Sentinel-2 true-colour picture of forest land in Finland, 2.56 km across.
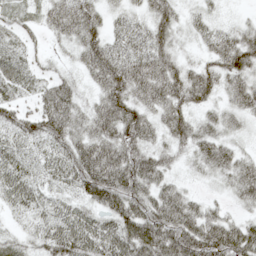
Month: May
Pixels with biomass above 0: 89%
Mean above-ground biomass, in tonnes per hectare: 60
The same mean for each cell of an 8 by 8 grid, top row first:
27 45 84 28 38 48 30 8
38 15 58 64 65 41 40 96
54 36 29 87 90 82 65 62
45 82 55 90 59 68 35 51
48 59 82 90 63 46 67 25
61 46 93 112 97 27 31 79
34 43 46 86 84 96 38 31
30 58 82 77 113 105 106 93
